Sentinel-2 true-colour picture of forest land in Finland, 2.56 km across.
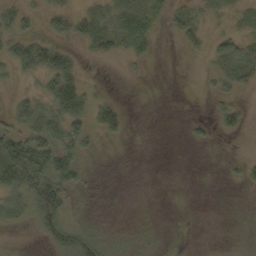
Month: October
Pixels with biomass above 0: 43%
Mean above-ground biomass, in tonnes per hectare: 20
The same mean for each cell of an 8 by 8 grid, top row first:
30 23 27 33 52 20 14 14
33 33 14 26 25 3 13 28
16 33 26 1 2 0 8 31
25 45 44 28 0 0 3 16
68 53 37 3 0 0 6 0
80 72 22 0 0 0 0 7
43 81 5 0 0 0 0 1
0 32 57 15 3 2 0 4
